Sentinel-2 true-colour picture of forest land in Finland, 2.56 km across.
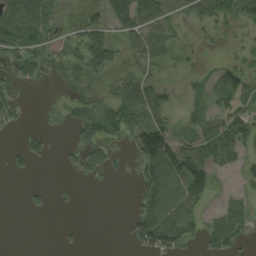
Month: September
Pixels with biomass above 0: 50%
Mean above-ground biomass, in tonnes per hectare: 36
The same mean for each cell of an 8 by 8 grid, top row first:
81 55 7 64 76 15 56 57
83 42 60 63 67 31 1 10
37 10 10 17 34 2 27 61
28 2 25 48 64 12 35 52
8 19 42 28 107 61 83 67
9 0 23 15 62 93 23 19
0 9 7 0 57 81 16 32
0 0 4 0 60 60 44 36
